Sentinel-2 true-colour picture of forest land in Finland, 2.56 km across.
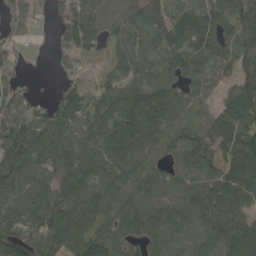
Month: May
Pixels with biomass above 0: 89%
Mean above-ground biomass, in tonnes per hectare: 103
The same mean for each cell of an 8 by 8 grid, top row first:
70 32 118 96 113 101 113 99
33 23 101 66 114 131 111 114
38 4 46 64 128 110 77 77
90 80 118 133 194 120 73 134
137 129 133 150 158 71 96 119
120 101 130 105 118 72 91 115
102 130 123 98 132 102 131 102
138 130 102 119 94 91 120 133
